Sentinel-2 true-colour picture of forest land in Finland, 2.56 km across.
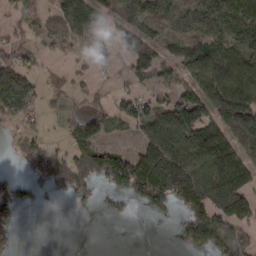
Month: March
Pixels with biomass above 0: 62%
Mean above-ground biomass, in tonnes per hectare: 85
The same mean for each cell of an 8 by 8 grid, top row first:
38 44 127 62 77 100 123 108
57 21 59 77 107 51 112 114
125 29 25 17 45 45 119 132
115 25 39 59 72 150 131 192
31 29 92 29 89 151 147 119
37 113 149 183 208 223 170 151
95 6 25 34 52 64 171 163
29 0 0 0 0 33 147 88
